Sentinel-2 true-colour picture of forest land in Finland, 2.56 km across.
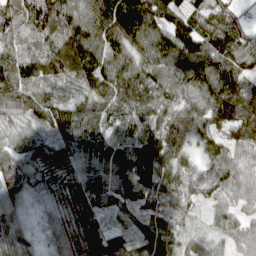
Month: April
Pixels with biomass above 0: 97%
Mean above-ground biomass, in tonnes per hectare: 87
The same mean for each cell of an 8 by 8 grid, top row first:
86 109 105 144 139 93 102 53
53 89 145 107 94 108 122 116
108 84 87 131 102 88 102 82
72 85 84 82 93 74 98 127
59 55 99 109 130 91 69 92
73 52 83 123 149 81 63 66
54 43 71 62 75 65 40 47
78 41 79 78 96 72 51 61
